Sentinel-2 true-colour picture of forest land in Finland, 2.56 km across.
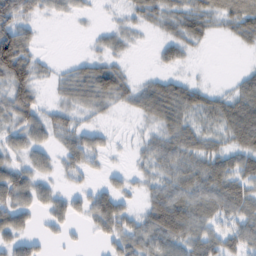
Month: February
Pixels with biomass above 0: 69%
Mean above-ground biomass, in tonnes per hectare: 34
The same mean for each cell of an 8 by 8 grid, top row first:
58 14 9 6 28 40 43 55
90 1 1 23 3 30 6 11
66 13 57 63 17 28 4 25
52 22 27 15 38 59 44 65
29 26 39 9 21 48 34 47
42 20 18 12 21 44 58 55
43 30 23 60 33 87 53 49
29 12 4 32 54 63 47 43
